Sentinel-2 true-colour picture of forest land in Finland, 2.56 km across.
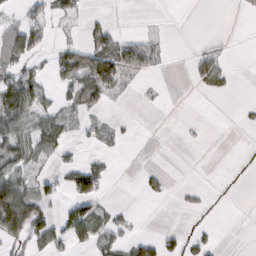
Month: February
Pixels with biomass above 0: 33%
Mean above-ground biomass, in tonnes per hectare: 23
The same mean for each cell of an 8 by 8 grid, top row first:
14 26 21 3 0 0 0 4
73 17 36 50 51 0 10 0
60 15 54 72 9 0 44 0
85 32 29 3 0 0 0 5
59 45 11 13 0 0 1 0
41 20 66 13 14 0 0 2
153 30 46 17 0 3 4 0
43 63 28 32 31 22 17 0
